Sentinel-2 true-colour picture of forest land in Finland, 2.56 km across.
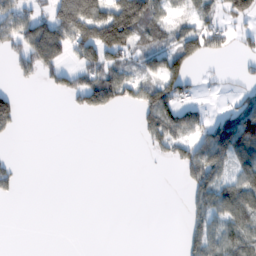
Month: February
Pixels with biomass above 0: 42%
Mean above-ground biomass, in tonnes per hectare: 52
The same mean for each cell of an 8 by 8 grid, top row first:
95 85 227 164 141 30 48 94
57 167 109 156 53 86 74 21
18 38 68 100 59 100 12 22
57 0 34 27 74 104 23 77
2 0 0 0 21 78 120 99
30 0 0 0 1 8 123 65
0 0 0 0 0 0 85 89
0 0 0 0 0 2 102 82
